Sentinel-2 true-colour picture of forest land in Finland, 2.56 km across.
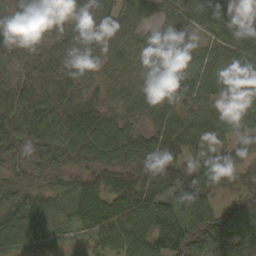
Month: October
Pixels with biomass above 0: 95%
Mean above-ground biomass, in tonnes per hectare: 70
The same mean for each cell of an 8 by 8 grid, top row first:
84 76 71 85 46 52 65 53
85 63 75 59 53 66 48 72
43 67 62 49 60 78 77 72
71 74 92 64 62 54 55 64
77 77 104 106 82 68 76 50
55 65 46 58 70 88 91 53
68 62 76 82 93 70 68 69
66 51 23 75 91 126 90 84
